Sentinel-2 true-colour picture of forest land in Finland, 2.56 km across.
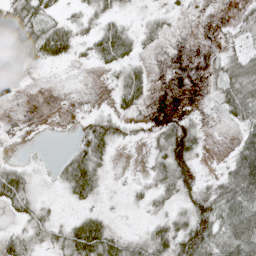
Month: May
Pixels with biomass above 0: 59%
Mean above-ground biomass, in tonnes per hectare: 32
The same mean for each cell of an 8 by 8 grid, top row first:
51 34 20 30 19 14 1 20
41 81 27 80 18 0 4 33
14 0 0 17 48 0 16 73
0 1 5 23 12 11 5 49
4 2 45 46 17 61 12 44
59 13 94 14 18 51 13 88
34 23 23 17 20 33 57 72
35 32 87 58 39 63 62 74
